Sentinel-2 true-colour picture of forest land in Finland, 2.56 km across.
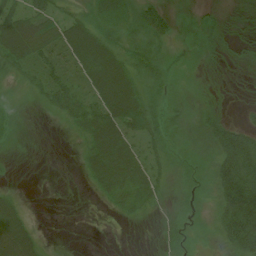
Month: July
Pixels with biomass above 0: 73%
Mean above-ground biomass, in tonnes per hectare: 28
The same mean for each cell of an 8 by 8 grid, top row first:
41 44 20 45 39 13 10 4
58 54 60 34 29 13 14 7
11 32 32 70 28 16 7 2
12 11 34 58 51 20 19 5
4 0 10 65 31 19 29 90
1 0 6 54 43 19 20 140
28 0 0 10 16 17 15 108
68 5 0 0 0 21 10 74
